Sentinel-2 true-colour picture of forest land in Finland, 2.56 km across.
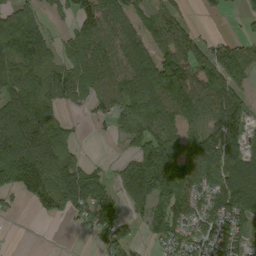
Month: August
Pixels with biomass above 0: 74%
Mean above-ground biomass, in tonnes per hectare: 81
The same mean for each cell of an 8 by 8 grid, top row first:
77 29 77 96 39 71 9 22
100 63 67 99 96 142 84 63
109 77 74 96 124 159 165 70
129 95 10 59 84 121 111 114
156 133 21 5 81 108 103 105
109 110 119 40 129 106 66 137
12 62 71 89 72 95 66 126
1 0 5 96 21 67 71 71
